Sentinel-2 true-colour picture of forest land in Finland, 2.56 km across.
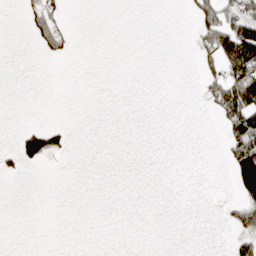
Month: April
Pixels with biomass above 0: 13%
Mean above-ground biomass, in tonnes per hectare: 19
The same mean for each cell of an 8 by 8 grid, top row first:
2 49 0 0 0 0 87 66
0 37 1 0 0 0 72 161
0 0 0 0 0 0 40 130
0 0 0 0 0 0 13 142
26 79 0 0 0 0 0 58
9 0 0 0 0 0 0 108
0 0 0 0 0 0 0 61
0 0 0 0 0 0 0 47
